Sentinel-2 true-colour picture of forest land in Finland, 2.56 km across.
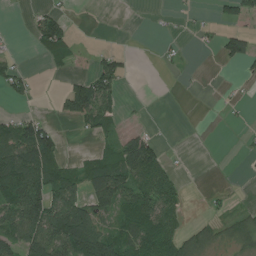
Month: July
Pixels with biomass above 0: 42%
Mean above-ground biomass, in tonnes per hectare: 45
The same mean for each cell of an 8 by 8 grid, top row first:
1 47 0 0 0 5 5 56
2 79 16 12 0 9 6 82
55 3 40 77 0 2 1 10
15 4 89 41 2 0 0 3
102 105 1 34 82 0 0 4
162 94 64 122 87 20 0 1
122 138 106 80 90 43 8 14
79 141 149 97 90 67 41 44
